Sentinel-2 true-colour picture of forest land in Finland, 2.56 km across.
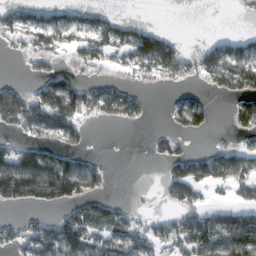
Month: February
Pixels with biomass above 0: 51%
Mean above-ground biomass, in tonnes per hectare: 58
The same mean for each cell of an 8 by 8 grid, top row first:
54 51 45 37 2 0 0 11
27 67 53 70 115 59 49 49
8 56 42 35 38 43 51 113
103 121 95 69 33 49 49 74
42 62 37 0 5 35 12 39
157 142 122 17 0 80 79 70
32 47 71 55 13 51 53 55
59 94 100 91 75 93 113 116
